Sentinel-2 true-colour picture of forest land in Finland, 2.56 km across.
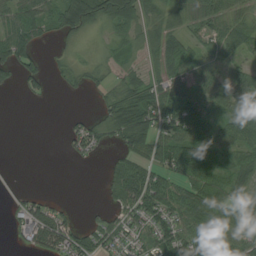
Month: August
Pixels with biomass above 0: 66%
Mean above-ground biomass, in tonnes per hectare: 42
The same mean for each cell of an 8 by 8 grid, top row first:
53 41 96 84 57 26 46 37
78 8 14 24 26 41 30 44
28 23 21 27 45 51 40 49
0 0 7 44 70 65 33 43
0 0 52 23 56 71 45 50
2 0 0 39 80 53 52 57
25 41 5 33 81 79 76 59
23 81 56 55 46 77 57 53
